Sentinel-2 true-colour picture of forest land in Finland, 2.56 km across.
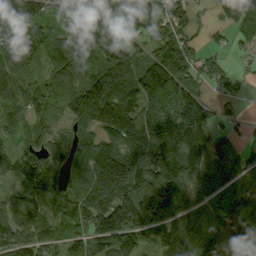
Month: September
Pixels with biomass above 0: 88%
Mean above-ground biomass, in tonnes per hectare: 124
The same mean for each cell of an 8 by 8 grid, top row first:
153 81 137 141 192 136 43 157
181 124 124 153 76 147 54 34
129 84 120 162 143 148 71 38
70 109 149 221 136 158 124 42
57 112 124 127 171 165 177 51
97 134 119 253 169 122 67 58
115 91 157 219 216 139 67 102
110 99 92 209 126 120 104 110
